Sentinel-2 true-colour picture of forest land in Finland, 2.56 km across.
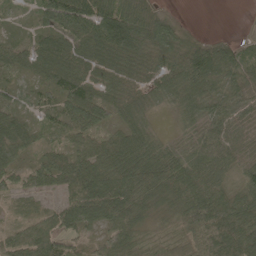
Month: May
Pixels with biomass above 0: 90%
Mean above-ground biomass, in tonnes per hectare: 68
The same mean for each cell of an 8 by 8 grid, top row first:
18 92 106 121 85 11 0 0
57 75 58 86 77 74 96 34
35 59 94 64 57 90 111 65
47 45 94 57 49 35 54 47
68 33 46 57 68 36 68 47
51 64 116 79 96 81 71 41
34 55 120 114 52 33 115 73
111 133 44 88 32 43 139 122
